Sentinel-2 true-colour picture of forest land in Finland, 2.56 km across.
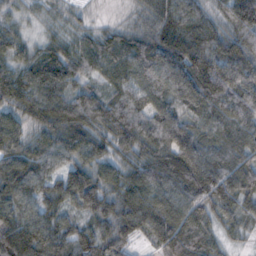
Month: November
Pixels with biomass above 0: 97%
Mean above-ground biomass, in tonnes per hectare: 75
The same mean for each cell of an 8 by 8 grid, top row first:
27 16 16 4 32 72 43 106
55 44 55 69 86 104 72 91
78 101 50 59 87 120 130 81
70 90 98 88 82 88 94 93
84 83 80 61 78 118 75 76
97 74 90 56 87 95 121 90
76 57 58 56 100 94 72 58
96 94 80 70 31 108 63 26
